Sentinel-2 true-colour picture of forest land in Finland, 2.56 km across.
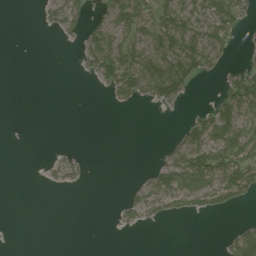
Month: August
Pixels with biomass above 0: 35%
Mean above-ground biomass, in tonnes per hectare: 28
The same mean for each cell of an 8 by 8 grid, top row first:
0 19 29 45 66 68 68 43
0 0 23 70 59 74 71 8
0 0 2 58 75 90 11 56
0 0 0 2 1 4 36 87
0 1 1 0 0 31 93 94
0 8 18 0 11 82 85 86
0 0 0 4 46 34 43 18
0 0 0 0 0 0 0 56
